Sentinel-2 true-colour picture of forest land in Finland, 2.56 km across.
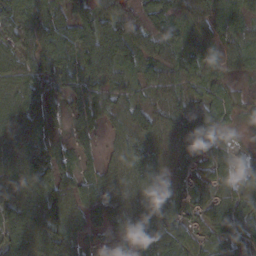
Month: February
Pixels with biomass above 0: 91%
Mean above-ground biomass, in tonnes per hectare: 60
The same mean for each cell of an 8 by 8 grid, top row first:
80 60 48 49 76 47 55 58
49 82 68 85 58 45 36 49
58 67 74 57 40 55 48 18
71 78 52 47 64 85 78 40
73 107 39 28 84 49 61 13
64 66 56 48 77 44 64 45
65 89 68 70 55 52 56 67
62 82 60 30 69 86 40 65
